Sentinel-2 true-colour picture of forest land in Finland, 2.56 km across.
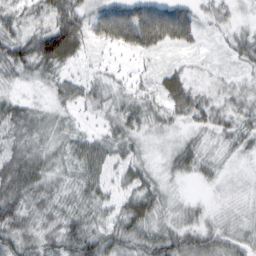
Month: February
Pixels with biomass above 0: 91%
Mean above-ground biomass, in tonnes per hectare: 36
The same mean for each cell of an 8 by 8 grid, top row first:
40 55 59 83 85 75 19 13
58 101 48 31 52 30 5 43
20 28 29 19 15 38 13 15
45 24 16 27 38 35 39 32
41 32 41 38 18 18 16 24
67 38 39 23 32 21 16 8
55 33 33 27 52 22 11 12
51 40 63 47 44 50 45 32
